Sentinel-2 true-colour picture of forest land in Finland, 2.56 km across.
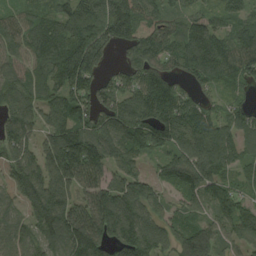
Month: August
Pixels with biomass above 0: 90%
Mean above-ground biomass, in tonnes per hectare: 115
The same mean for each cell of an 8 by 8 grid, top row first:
72 99 166 217 125 65 90 89
106 145 175 89 138 105 143 116
101 122 157 73 137 97 91 105
104 98 126 128 177 184 95 83
118 95 153 115 128 141 167 92
91 124 121 81 75 104 126 55
62 165 109 147 111 55 67 103
93 90 167 121 152 104 112 77
